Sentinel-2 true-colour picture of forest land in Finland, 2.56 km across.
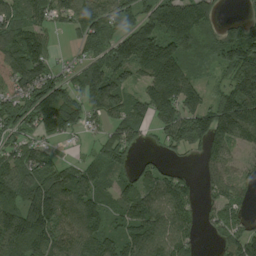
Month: August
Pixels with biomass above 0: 81%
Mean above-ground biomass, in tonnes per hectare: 124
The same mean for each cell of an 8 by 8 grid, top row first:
122 104 150 138 111 181 98 47
158 84 81 157 215 164 70 193
164 148 110 182 141 268 56 212
131 189 125 121 112 207 170 257
85 55 18 104 32 106 137 84
118 139 111 78 85 77 57 72
140 213 145 79 125 114 41 74
164 148 123 124 151 127 13 159
